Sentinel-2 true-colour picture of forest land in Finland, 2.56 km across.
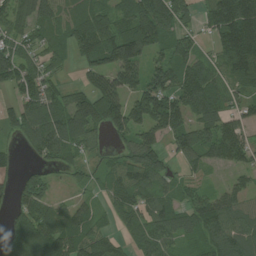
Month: July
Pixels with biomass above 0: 80%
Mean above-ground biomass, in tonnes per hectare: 88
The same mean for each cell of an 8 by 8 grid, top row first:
88 85 87 86 134 132 80 167
85 72 100 157 130 117 32 162
106 67 38 126 101 107 94 86
80 114 154 153 153 146 99 63
28 127 90 31 112 85 98 105
30 41 28 64 91 37 24 49
49 68 50 58 71 72 99 79
92 105 99 54 80 69 78 99
